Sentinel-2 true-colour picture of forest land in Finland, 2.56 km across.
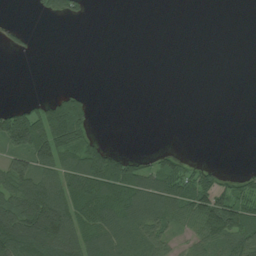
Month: July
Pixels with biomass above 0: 42%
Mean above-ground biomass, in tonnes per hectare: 54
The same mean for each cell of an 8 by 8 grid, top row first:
2 39 31 0 0 0 0 0
21 1 0 0 0 0 0 0
0 1 0 0 0 0 0 0
91 130 128 0 0 0 0 0
102 156 99 14 0 1 0 0
102 83 160 177 89 108 53 40
125 195 109 113 119 94 147 134
159 161 81 86 81 31 77 117
